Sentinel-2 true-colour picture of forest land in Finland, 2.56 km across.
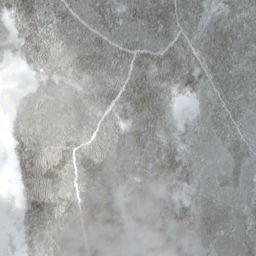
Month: May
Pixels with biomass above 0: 95%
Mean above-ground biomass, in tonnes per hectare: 57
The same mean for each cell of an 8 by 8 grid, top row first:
63 71 60 58 73 59 43 60
39 70 64 65 67 58 62 57
4 55 61 65 71 68 62 59
39 74 67 59 67 26 53 58
39 75 63 60 61 45 59 57
25 77 65 52 55 58 49 57
19 77 75 59 58 45 52 53
17 65 71 63 45 62 54 79
